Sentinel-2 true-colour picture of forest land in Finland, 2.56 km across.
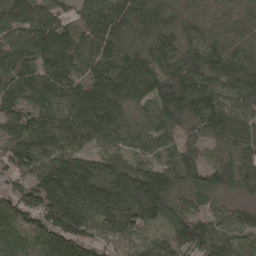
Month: May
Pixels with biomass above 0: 97%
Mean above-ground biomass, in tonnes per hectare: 132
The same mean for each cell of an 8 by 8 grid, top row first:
142 117 82 149 155 99 61 64
113 168 124 139 122 133 160 125
138 164 123 185 175 196 171 198
139 120 157 147 81 204 181 131
124 104 76 83 69 76 86 108
92 192 250 213 183 148 126 137
130 208 153 179 207 87 55 55
88 148 158 90 52 122 138 77
